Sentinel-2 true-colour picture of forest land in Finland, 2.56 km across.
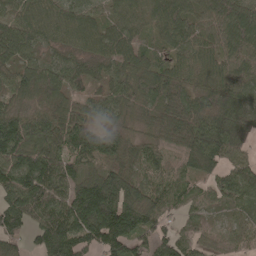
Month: May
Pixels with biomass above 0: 93%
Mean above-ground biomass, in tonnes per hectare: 92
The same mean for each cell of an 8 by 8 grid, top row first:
85 92 86 55 74 102 87 140
125 56 70 88 54 71 71 90
85 102 65 70 87 83 75 78
80 73 69 70 52 97 137 115
157 97 109 88 50 64 161 98
142 144 77 104 56 40 67 107
122 126 166 198 126 44 41 65
66 142 129 183 68 76 36 41
